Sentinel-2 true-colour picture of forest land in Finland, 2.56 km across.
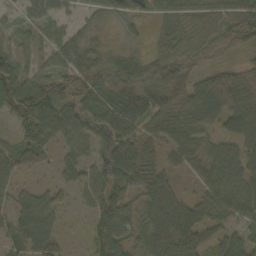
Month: October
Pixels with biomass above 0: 85%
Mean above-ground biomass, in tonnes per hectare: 57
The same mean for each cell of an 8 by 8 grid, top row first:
18 41 23 35 41 50 41 64
30 39 50 17 18 49 34 35
93 57 69 51 60 81 36 48
88 100 79 72 91 91 83 79
53 57 53 73 77 68 45 63
41 12 48 91 86 42 50 58
42 61 15 85 59 81 64 67
42 72 11 80 67 122 56 45
